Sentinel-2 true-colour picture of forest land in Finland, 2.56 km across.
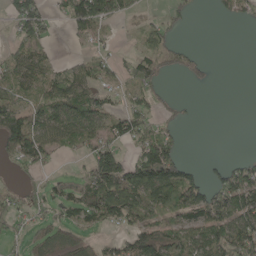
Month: May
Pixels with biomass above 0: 54%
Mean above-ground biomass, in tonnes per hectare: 59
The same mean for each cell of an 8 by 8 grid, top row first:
76 37 128 90 11 29 2 41
55 31 8 17 36 39 1 0
75 60 75 33 86 13 18 0
112 80 92 50 71 15 0 0
111 83 51 77 88 46 0 0
21 23 34 183 156 120 31 90
47 46 70 131 101 94 108 135
27 56 60 32 98 76 97 128
